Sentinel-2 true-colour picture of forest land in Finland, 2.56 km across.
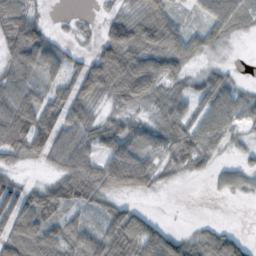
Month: October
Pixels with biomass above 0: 75%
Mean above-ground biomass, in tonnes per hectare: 52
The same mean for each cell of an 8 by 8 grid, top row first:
54 12 6 35 59 43 53 43
82 66 16 95 67 68 31 2
63 42 84 95 93 39 48 12
73 68 59 25 21 65 59 43
76 90 64 60 57 91 63 15
22 19 76 88 74 25 19 28
93 75 47 43 12 0 0 0
84 65 69 60 89 64 74 43
